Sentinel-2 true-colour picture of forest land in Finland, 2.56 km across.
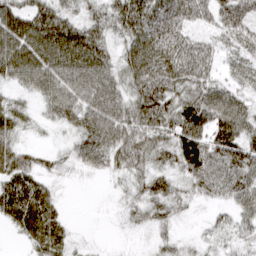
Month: March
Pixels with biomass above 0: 83%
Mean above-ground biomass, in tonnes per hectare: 49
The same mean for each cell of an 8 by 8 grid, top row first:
75 61 38 59 80 60 33 53
43 97 97 38 82 64 33 35
43 75 81 65 76 64 50 30
42 29 70 75 74 69 75 58
40 10 50 63 61 71 69 63
69 28 10 21 46 40 72 66
84 57 0 4 43 34 14 48
11 68 7 2 5 26 21 28
